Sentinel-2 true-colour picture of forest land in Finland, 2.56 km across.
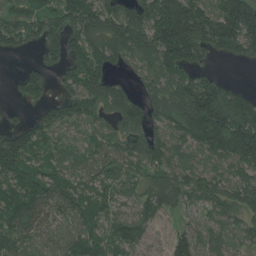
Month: July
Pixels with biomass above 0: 85%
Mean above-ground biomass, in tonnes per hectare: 112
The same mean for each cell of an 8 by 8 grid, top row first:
94 102 171 129 146 263 170 232
55 102 101 147 147 255 119 125
34 78 151 78 73 148 81 8
15 73 126 96 117 142 241 189
144 87 63 84 109 100 150 213
122 105 84 93 71 92 95 93
132 114 109 73 84 69 81 101
106 83 96 75 74 94 85 71
